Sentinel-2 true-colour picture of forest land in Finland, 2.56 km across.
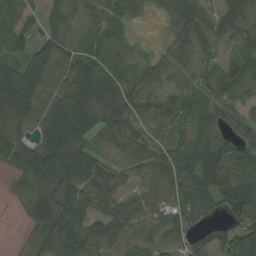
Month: August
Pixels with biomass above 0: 87%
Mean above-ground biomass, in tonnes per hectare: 65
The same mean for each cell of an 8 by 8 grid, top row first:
49 66 57 70 21 49 54 53
75 100 56 89 19 44 51 49
91 94 102 93 48 37 51 81
77 84 100 74 69 80 64 41
43 86 57 38 55 60 80 59
34 67 83 50 51 90 128 110
12 79 77 50 50 66 50 114
2 61 87 68 36 45 85 118
